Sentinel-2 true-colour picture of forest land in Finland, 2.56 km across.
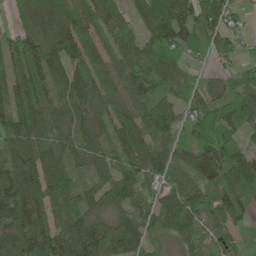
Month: June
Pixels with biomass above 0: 88%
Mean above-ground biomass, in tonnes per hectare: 106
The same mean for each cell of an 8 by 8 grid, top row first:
44 133 128 97 110 193 117 44
88 150 121 66 88 103 71 37
105 99 130 83 126 82 36 71
138 92 101 97 98 66 87 102
117 106 87 88 94 85 126 77
164 176 46 91 96 76 125 132
189 118 99 86 99 174 87 123
193 145 178 171 117 102 67 36
